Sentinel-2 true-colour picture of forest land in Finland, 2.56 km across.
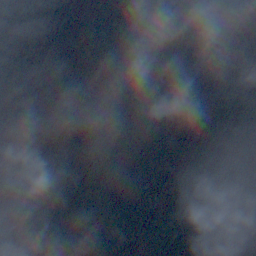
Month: November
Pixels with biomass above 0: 95%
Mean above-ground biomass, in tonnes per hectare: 92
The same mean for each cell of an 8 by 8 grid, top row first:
93 94 67 78 98 97 75 97
50 78 111 117 57 62 67 90
83 33 59 102 59 58 109 102
48 77 143 90 75 34 88 113
43 125 177 123 92 103 91 100
68 52 121 103 90 90 101 105
90 88 139 116 122 108 120 104
62 102 104 124 101 105 116 114
